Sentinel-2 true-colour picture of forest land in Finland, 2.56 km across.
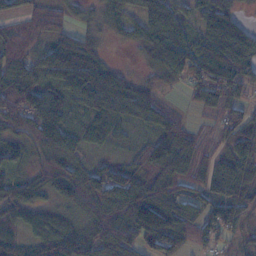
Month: November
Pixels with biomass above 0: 89%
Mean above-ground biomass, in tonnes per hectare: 73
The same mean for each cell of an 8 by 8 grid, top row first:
49 63 20 53 75 80 69 36
77 68 95 10 55 89 99 118
84 63 108 70 28 45 127 91
120 117 41 78 72 33 52 59
52 100 67 42 45 119 37 83
49 74 72 112 92 104 70 75
86 65 55 96 125 88 62 64
60 99 86 82 93 99 56 25
